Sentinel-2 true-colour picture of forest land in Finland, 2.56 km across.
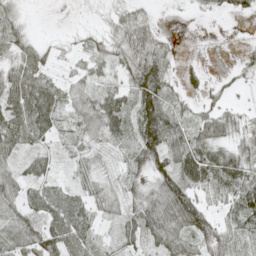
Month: May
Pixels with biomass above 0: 80%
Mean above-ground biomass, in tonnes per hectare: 41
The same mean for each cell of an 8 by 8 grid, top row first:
24 1 8 24 28 5 12 18
35 23 21 46 60 13 5 13
53 36 31 26 82 23 21 15
64 62 50 68 77 46 41 22
48 28 34 45 75 58 67 39
41 36 34 30 38 66 62 62
43 56 48 35 58 79 34 57
48 63 53 21 40 58 59 27
